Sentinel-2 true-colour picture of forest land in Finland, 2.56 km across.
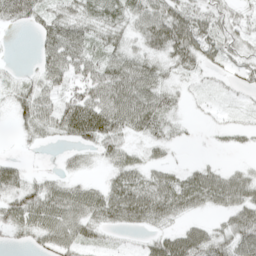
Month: April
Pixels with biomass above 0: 74%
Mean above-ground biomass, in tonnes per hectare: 36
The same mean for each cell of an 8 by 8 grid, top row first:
45 36 43 35 48 58 36 21
0 45 55 35 38 67 41 26
15 38 48 65 61 19 11 24
30 49 90 75 72 20 7 9
4 9 35 45 20 12 2 8
37 15 15 27 34 30 43 31
53 59 54 54 62 46 26 52
13 36 39 8 16 56 49 60
